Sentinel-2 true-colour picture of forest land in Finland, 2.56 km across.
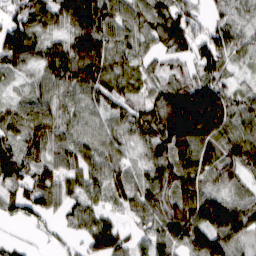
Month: March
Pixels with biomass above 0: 91%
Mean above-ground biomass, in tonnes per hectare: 78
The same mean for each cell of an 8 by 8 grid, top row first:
66 86 138 87 80 94 40 56
129 80 109 88 46 77 96 57
25 77 113 93 56 60 94 24
80 93 63 54 69 192 180 69
68 87 74 67 64 118 86 96
90 80 64 65 55 98 75 59
57 57 61 35 76 97 121 78
17 11 37 99 46 102 125 64
